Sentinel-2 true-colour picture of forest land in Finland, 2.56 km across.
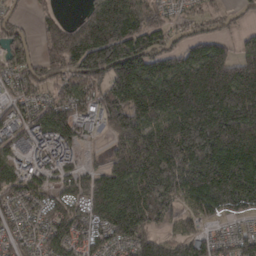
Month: March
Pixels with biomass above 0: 85%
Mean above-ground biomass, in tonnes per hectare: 169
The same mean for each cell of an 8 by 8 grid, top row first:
51 65 65 243 146 60 78 38
123 156 338 300 182 96 152 91
116 118 163 200 227 255 287 243
94 184 113 184 248 271 362 349
100 128 71 81 240 299 311 312
132 69 102 185 222 232 294 305
82 90 117 240 237 117 153 145
84 124 108 129 159 131 114 122
